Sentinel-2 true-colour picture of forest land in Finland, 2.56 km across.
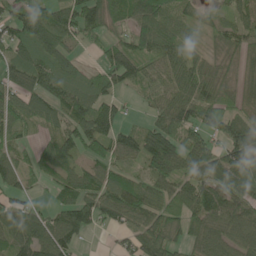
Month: June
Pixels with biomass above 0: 81%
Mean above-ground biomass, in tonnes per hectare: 73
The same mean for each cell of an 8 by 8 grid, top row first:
80 82 105 70 96 66 29 60
76 100 27 68 81 68 26 67
79 103 56 70 59 72 72 44
83 79 94 76 20 86 101 66
47 41 98 102 99 100 75 121
68 41 65 63 55 76 88 120
65 38 111 95 90 62 109 83
87 99 49 12 82 59 75 67
